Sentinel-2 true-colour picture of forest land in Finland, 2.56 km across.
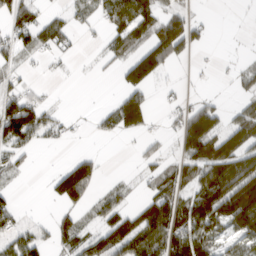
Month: March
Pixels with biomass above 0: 52%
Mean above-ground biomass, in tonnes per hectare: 58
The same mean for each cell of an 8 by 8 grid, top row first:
84 34 40 71 78 64 6 2
62 49 11 38 74 104 16 4
27 6 4 7 88 9 4 31
145 55 3 66 97 30 87 52
80 21 4 4 22 38 133 83
27 23 151 7 29 72 91 146
38 5 58 62 75 99 140 190
63 38 83 104 120 119 88 62
